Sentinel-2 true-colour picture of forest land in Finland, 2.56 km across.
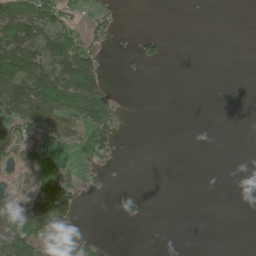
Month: May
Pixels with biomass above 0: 31%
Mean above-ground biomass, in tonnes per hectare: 25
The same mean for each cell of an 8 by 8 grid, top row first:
53 54 17 15 0 0 0 0
63 51 47 6 18 0 0 0
96 68 92 7 2 0 0 0
56 124 88 49 0 0 0 0
44 39 68 46 0 0 0 0
4 94 21 3 0 0 0 0
53 110 19 4 9 0 0 0
76 55 45 5 0 0 0 0
